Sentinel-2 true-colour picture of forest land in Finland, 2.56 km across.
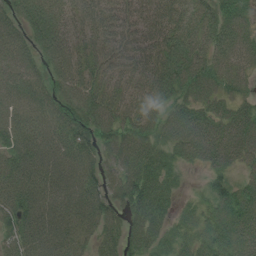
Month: July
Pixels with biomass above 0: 93%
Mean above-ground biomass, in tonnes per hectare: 78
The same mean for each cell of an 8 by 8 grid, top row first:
69 108 61 64 66 80 88 89
88 85 70 70 65 99 91 87
87 64 85 75 72 102 77 52
74 82 91 85 78 68 72 59
78 83 83 72 80 90 114 94
96 88 94 62 100 48 36 38
90 87 89 60 94 36 53 92
71 89 69 63 92 60 78 81
